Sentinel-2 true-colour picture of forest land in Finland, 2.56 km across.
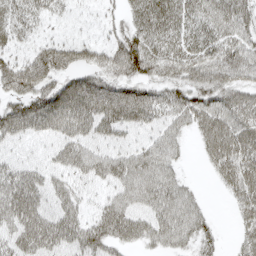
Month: April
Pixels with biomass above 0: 80%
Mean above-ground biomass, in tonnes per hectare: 48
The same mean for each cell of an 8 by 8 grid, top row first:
40 27 9 17 56 56 58 58
27 48 45 46 67 49 56 55
68 57 54 54 53 50 57 51
61 86 75 77 69 52 65 62
30 31 49 37 36 34 46 70
54 41 37 45 62 34 9 67
67 45 36 51 48 61 15 34
50 60 56 47 36 44 26 26
